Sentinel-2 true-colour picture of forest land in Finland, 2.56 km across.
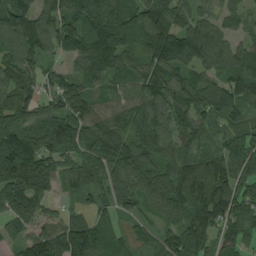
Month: August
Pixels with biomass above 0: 93%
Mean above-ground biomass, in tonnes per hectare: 114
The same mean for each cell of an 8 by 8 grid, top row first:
154 104 148 145 148 132 68 70
117 101 109 160 124 181 136 76
118 63 91 86 102 98 97 130
137 106 111 102 123 95 108 79
197 139 112 114 115 96 55 99
193 135 90 105 104 149 211 131
131 97 34 81 60 118 213 115
70 136 137 66 56 118 130 99
